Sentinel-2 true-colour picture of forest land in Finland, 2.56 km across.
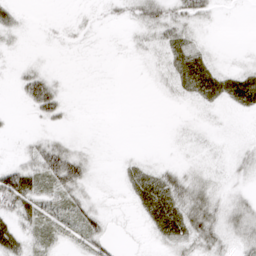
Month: March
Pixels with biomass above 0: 52%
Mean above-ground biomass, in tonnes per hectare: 13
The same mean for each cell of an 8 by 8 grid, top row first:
12 1 4 8 28 25 12 0
5 3 3 1 9 20 7 1
9 27 0 0 2 14 15 17
1 30 1 0 0 1 6 4
2 25 6 0 0 3 5 5
51 41 39 1 13 18 12 8
38 27 32 3 11 22 30 23
32 17 26 17 2 16 24 19
